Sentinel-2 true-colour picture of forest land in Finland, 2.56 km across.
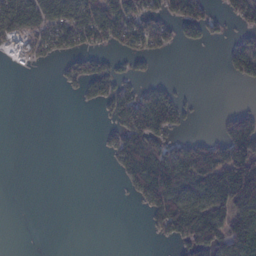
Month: February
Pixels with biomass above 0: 41%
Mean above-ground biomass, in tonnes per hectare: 43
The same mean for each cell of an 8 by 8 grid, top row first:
76 74 78 96 78 90 59 69
28 48 51 36 48 25 12 58
0 0 55 67 20 7 0 29
0 0 1 41 121 83 1 42
0 0 0 43 101 50 62 124
0 0 0 4 107 90 87 151
0 0 0 0 30 103 89 96
0 0 0 0 2 31 81 110
